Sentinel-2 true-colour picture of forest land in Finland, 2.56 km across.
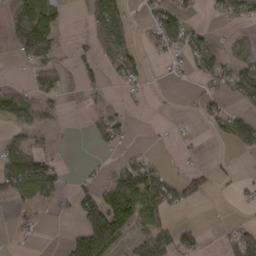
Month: March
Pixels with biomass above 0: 43%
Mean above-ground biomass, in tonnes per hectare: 40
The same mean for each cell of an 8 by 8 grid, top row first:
51 80 2 97 16 48 10 46
42 83 22 60 12 41 46 12
4 60 23 15 19 6 40 71
47 28 5 25 3 2 32 28
59 19 0 27 5 6 2 49
110 89 12 32 106 21 21 8
26 33 90 150 109 34 1 7
10 1 114 151 66 59 9 63
